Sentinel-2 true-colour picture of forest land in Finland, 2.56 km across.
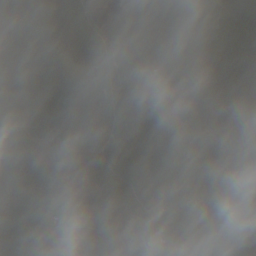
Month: October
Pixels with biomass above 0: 90%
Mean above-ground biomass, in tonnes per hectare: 75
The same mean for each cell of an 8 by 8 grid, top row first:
78 107 92 27 120 112 72 83
90 128 121 62 77 92 58 94
91 115 97 69 58 98 45 87
17 89 107 80 109 83 41 53
69 58 89 86 46 63 41 71
48 50 65 82 74 65 77 67
60 68 27 77 44 117 72 72
122 67 11 62 57 102 92 65
